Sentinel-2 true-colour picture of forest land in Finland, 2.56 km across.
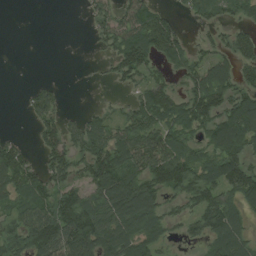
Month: August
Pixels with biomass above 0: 68%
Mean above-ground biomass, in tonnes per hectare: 72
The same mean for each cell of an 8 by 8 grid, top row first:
0 0 6 51 79 27 45 45
0 0 1 54 122 84 42 81
0 9 1 31 67 44 120 75
1 74 13 21 109 106 123 123
40 72 63 105 103 87 76 124
120 68 50 150 112 124 94 124
61 84 121 130 164 43 107 74
87 122 141 122 104 33 75 91
